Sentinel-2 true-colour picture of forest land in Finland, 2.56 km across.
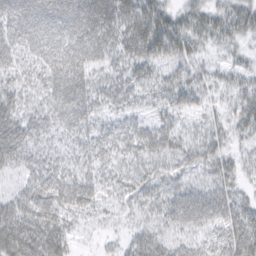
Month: March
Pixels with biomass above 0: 85%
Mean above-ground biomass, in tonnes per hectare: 44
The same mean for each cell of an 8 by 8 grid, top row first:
71 78 70 65 77 36 33 43
53 69 75 42 76 62 15 15
37 55 63 32 31 43 26 27
61 47 58 25 21 30 17 30
78 32 35 35 49 44 39 22
25 56 46 29 43 33 33 29
60 64 45 17 31 52 61 40
83 73 10 11 49 32 27 46
